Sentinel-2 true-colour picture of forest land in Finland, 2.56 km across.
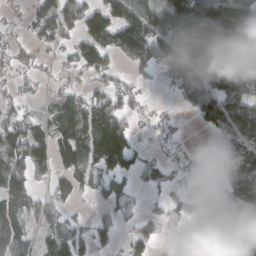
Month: March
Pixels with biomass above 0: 67%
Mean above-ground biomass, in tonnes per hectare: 71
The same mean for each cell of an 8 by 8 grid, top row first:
20 93 106 115 103 115 128 180
46 43 90 91 114 104 122 133
32 21 26 48 30 81 69 123
42 33 88 92 31 12 92 114
89 77 87 166 17 32 12 65
102 46 56 82 45 36 31 120
60 61 13 41 18 30 49 126
63 49 77 55 34 69 134 73
